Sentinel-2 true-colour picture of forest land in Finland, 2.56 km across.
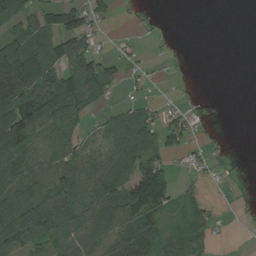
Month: August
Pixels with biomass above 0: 58%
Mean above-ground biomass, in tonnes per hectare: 46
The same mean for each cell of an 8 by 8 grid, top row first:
61 46 58 23 12 0 0 0
79 59 77 9 11 7 0 0
121 77 95 44 17 6 0 0
121 110 49 23 37 26 4 0
107 43 33 52 58 39 15 0
72 62 95 70 119 32 12 2
106 94 80 95 115 32 30 7
75 59 68 66 77 43 19 0
